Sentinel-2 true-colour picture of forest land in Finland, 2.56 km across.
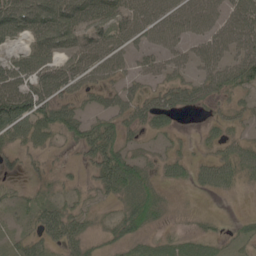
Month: May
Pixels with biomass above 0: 70%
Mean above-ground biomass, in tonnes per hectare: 42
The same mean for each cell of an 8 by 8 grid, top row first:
84 85 77 79 53 56 51 65
28 69 50 50 34 37 54 54
72 76 51 38 27 38 48 61
119 67 39 47 51 40 14 22
36 28 42 66 18 15 19 33
10 19 11 84 39 27 35 38
23 41 26 16 65 10 7 2
21 36 42 26 29 30 32 22
